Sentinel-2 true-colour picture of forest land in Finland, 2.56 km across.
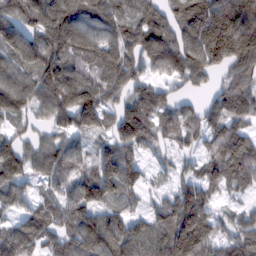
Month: February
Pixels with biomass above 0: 88%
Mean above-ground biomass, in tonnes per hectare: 100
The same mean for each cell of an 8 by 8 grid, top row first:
100 149 142 132 110 104 185 159
118 129 125 102 115 128 159 136
112 150 119 94 74 65 48 78
94 79 145 73 125 79 64 92
78 64 55 94 86 54 64 118
114 72 83 137 45 45 83 115
36 74 100 67 36 138 98 36
108 70 118 142 123 176 108 94
